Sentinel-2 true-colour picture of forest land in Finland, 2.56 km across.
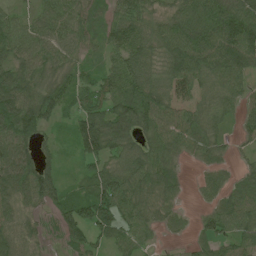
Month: June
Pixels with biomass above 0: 87%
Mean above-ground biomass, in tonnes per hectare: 61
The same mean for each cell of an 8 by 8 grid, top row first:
42 59 72 49 59 56 86 93
78 73 50 46 68 88 106 125
84 53 47 60 62 92 74 56
110 74 60 81 93 99 65 43
87 30 67 67 50 65 56 19
95 64 30 66 67 44 34 33
56 33 66 85 63 29 31 68
62 16 41 41 40 8 46 56
